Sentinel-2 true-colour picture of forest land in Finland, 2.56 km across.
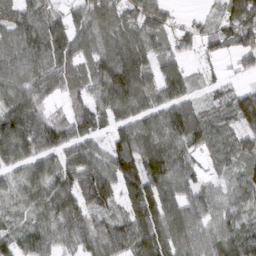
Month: March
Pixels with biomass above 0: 91%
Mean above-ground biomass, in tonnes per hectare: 93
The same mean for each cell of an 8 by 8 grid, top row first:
102 66 75 123 119 32 26 130
98 131 91 115 114 53 50 99
108 137 93 170 118 102 34 30
137 66 77 98 89 112 52 116
159 121 87 77 125 116 83 71
66 104 114 109 154 95 34 53
61 94 105 59 135 99 77 64
78 88 67 109 102 111 84 101
